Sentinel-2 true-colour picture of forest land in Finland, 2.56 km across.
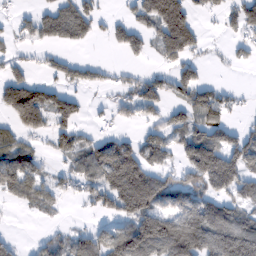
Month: February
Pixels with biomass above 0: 56%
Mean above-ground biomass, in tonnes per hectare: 67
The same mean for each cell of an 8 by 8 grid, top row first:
20 64 103 16 79 145 24 91
23 35 23 24 42 136 15 24
75 30 38 17 45 71 25 1
123 99 45 31 52 41 92 16
59 22 48 72 57 57 117 72
106 32 58 132 122 33 153 109
15 32 8 76 116 103 101 64
13 35 57 90 170 160 165 179
